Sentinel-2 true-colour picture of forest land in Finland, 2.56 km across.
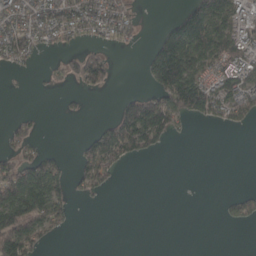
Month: April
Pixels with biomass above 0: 42%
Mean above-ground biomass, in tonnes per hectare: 56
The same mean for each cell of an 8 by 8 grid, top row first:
82 89 106 88 14 39 186 85
97 30 34 24 17 199 132 128
3 15 76 34 19 204 95 106
6 1 9 26 207 127 88 73
45 7 30 132 89 6 0 0
130 130 41 43 0 0 0 0
143 117 3 0 0 0 0 46
154 35 0 0 0 0 0 0
